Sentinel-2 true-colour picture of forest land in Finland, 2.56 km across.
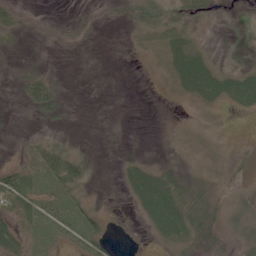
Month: June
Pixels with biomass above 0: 52%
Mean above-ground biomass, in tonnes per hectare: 13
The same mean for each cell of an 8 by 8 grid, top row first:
12 1 4 8 28 25 12 0
5 3 3 1 9 20 7 1
9 27 0 0 2 14 15 17
1 30 1 0 0 1 6 4
2 25 6 0 0 3 5 5
51 41 39 1 13 18 12 8
38 27 32 3 11 22 30 23
32 17 26 17 2 16 24 19
